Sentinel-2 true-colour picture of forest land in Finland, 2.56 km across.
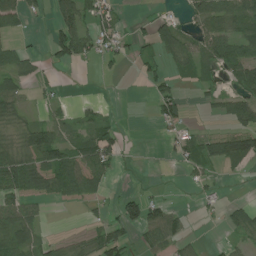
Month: July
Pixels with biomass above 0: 50%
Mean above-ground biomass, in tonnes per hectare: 38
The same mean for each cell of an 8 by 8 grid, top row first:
57 22 80 41 8 25 62 69
30 34 77 38 25 67 62 58
43 16 1 6 22 27 34 64
37 20 24 5 0 52 13 72
38 82 62 50 1 31 50 81
84 67 77 30 3 3 19 8
54 12 14 20 73 17 11 35
59 25 21 76 36 48 4 25
